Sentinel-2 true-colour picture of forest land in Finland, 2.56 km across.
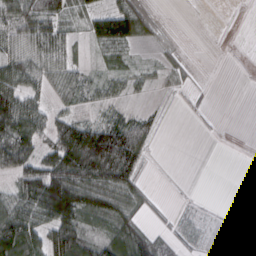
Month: March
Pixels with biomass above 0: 63%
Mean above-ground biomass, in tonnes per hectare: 44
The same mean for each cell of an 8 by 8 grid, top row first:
82 98 40 70 51 3 1 0
51 76 20 51 10 16 1 0
69 50 41 35 18 18 5 0
113 52 30 28 22 4 5 0
90 52 139 124 58 0 0 0
60 115 108 95 27 2 0 0
83 115 106 71 27 10 10 0
111 78 75 67 54 27 40 10
